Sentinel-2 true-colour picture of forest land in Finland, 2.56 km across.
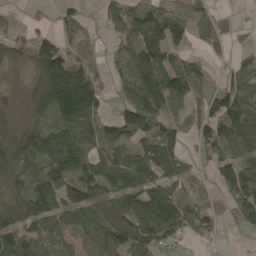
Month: May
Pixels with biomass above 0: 79%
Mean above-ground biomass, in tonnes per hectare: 82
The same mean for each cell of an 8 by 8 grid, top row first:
18 25 46 58 92 48 49 2
52 114 61 27 109 53 37 35
10 160 166 31 105 91 39 86
27 91 179 49 139 36 95 142
108 121 104 100 99 74 99 93
94 143 120 114 111 78 32 141
108 112 123 91 116 121 50 117
103 54 56 108 94 44 28 7
